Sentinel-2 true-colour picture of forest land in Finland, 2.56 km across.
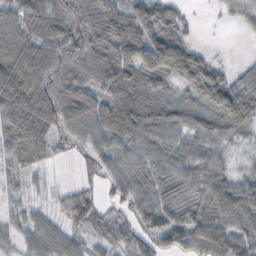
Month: October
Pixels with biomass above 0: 86%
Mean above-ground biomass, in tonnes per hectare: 64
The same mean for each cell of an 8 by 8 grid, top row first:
69 101 131 81 92 46 1 18
73 98 119 98 106 92 10 0
105 111 92 99 86 48 71 34
92 115 108 82 96 70 73 88
80 70 39 59 77 54 60 24
23 10 19 53 68 64 76 29
12 18 65 30 72 48 65 76
21 57 28 30 45 64 103 64
